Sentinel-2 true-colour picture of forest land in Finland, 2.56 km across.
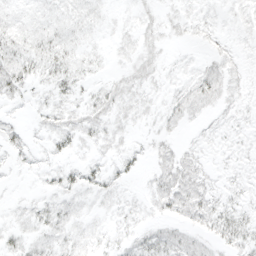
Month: March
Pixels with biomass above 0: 72%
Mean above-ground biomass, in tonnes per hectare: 9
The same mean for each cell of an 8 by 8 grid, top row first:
11 10 10 4 7 7 6 7
17 19 10 5 10 3 7 5
18 11 10 7 11 5 17 8
3 9 10 12 7 11 8 6
9 6 9 8 5 7 5 5
3 7 12 11 6 20 8 5
4 9 6 6 6 19 16 7
8 10 9 7 11 15 13 15
